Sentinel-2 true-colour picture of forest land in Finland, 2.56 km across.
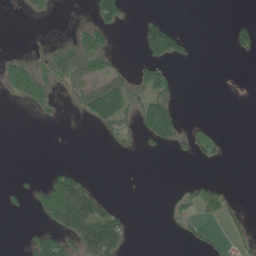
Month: June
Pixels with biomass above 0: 25%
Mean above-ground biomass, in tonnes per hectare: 31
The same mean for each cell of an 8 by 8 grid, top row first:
1 13 1 77 19 2 0 5
1 11 52 34 66 101 0 34
81 44 64 77 57 29 0 1
1 12 29 128 98 55 0 0
0 0 0 13 19 42 43 0
7 27 47 0 0 1 9 0
11 102 143 42 0 30 37 15
0 83 70 108 0 6 20 23
